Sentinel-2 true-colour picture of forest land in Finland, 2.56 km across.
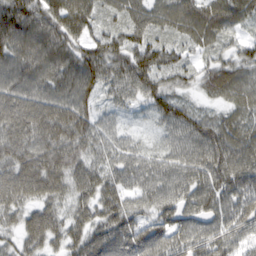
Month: March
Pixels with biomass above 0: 93%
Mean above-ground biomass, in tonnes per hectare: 73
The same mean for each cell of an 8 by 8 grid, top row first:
115 82 83 30 59 68 76 54
92 104 69 65 69 38 40 38
91 88 106 66 76 38 54 61
110 96 84 29 22 73 29 50
94 101 77 51 21 55 98 83
102 121 77 63 67 78 97 111
71 71 60 78 52 82 76 103
46 76 71 96 114 72 81 55
